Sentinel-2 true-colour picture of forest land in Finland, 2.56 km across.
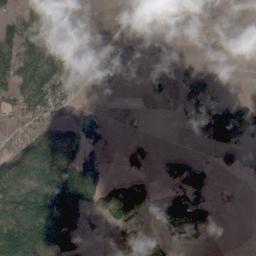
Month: March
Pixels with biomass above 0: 45%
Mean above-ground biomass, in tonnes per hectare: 58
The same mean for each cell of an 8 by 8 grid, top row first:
57 114 14 2 6 0 10 2
112 138 67 5 7 5 6 0
93 131 38 0 24 32 37 1
67 68 30 3 2 9 85 66
51 88 77 10 18 0 40 49
152 160 206 23 24 69 55 11
176 212 130 66 46 94 62 8
233 169 74 23 53 58 24 0
